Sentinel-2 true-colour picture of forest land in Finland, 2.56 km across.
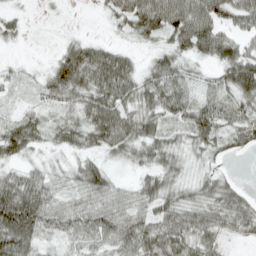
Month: April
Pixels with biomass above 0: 85%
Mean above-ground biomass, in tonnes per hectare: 45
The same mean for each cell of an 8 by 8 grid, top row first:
17 4 1 29 83 85 73 54
7 3 42 34 19 50 61 49
18 36 65 84 48 51 17 82
16 25 47 77 53 41 58 46
54 24 37 55 58 34 45 36
44 41 50 30 34 41 31 7
96 63 55 65 49 59 53 53
86 30 43 54 70 65 48 16
